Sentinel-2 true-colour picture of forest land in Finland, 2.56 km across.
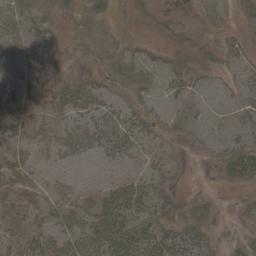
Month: May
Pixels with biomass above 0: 61%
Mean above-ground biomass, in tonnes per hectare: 20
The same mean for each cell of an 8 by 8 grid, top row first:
31 19 17 13 5 4 11 10
27 20 12 22 13 7 7 16
19 19 21 22 20 19 11 19
28 24 29 24 18 13 12 17
19 23 32 41 25 6 14 25
24 11 8 17 21 10 3 31
32 21 25 42 36 24 11 6
19 30 37 48 43 34 17 14
